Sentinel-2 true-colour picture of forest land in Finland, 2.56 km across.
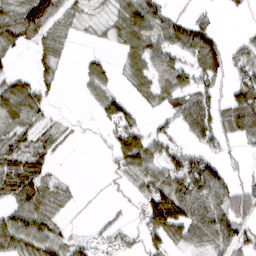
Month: March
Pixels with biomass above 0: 61%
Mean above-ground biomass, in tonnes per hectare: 48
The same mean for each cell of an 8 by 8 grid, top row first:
67 103 23 25 90 34 17 8
21 10 3 12 72 63 97 31
54 25 13 21 44 67 57 51
71 28 2 49 20 58 86 108
51 34 3 39 75 38 54 30
80 40 2 16 69 84 106 15
56 54 7 7 55 125 108 74
86 55 19 28 41 42 71 69
